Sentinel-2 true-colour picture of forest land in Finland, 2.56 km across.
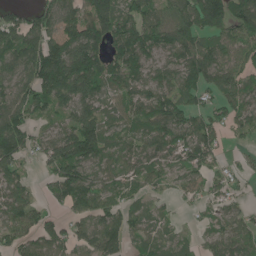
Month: June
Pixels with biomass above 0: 83%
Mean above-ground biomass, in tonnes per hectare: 90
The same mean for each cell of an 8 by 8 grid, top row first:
62 103 92 129 100 118 190 121
101 139 153 99 129 117 93 81
97 168 181 95 91 85 95 83
131 75 94 57 85 102 80 78
139 81 166 68 79 103 96 21
78 53 125 61 75 48 68 41
96 49 80 81 41 15 45 46
86 94 82 96 54 55 52 76
